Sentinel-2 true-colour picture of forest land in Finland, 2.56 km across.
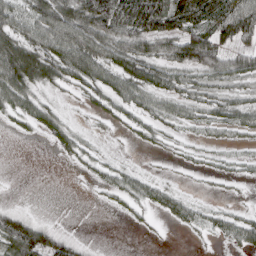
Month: April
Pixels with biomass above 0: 63%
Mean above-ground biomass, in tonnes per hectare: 38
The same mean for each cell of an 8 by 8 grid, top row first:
54 83 81 101 104 80 80 101
84 74 92 67 57 68 91 48
95 48 55 49 61 39 41 42
36 38 6 27 37 35 35 43
1 10 24 3 13 11 12 12
0 0 4 21 19 3 7 11
18 0 0 7 20 36 17 11
105 67 16 0 2 0 7 38
